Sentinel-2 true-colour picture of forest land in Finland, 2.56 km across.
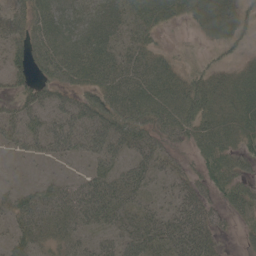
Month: May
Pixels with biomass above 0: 77%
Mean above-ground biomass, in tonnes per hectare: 38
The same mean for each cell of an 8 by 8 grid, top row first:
39 70 68 53 40 26 39 30
37 68 81 50 31 9 11 15
29 38 42 51 48 43 37 40
37 36 51 59 58 59 39 48
27 38 37 49 41 32 42 34
2 8 15 40 33 27 37 41
36 34 46 49 26 34 38 34
30 27 21 27 50 51 46 11
